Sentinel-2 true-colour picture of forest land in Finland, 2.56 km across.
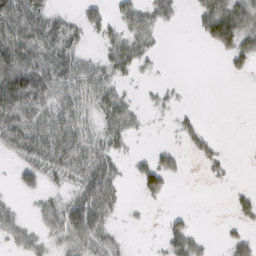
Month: February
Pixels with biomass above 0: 55%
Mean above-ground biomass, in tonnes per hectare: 32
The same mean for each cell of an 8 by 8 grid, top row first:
81 32 23 26 37 21 61 62
69 45 22 37 27 0 18 55
110 75 52 31 4 2 0 3
88 63 41 54 12 13 0 0
50 66 56 33 1 12 20 1
23 23 40 47 59 22 9 0
19 32 74 40 5 3 0 20
27 21 57 37 0 45 10 30
